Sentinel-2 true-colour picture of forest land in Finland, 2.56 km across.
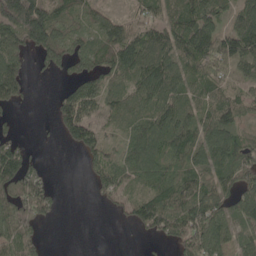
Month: May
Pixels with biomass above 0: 74%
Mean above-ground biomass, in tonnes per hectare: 69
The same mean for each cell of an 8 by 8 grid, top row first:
129 117 43 35 43 75 92 71
92 120 51 95 96 92 110 111
77 8 74 68 98 97 72 48
14 12 122 58 77 95 77 61
44 1 72 27 123 87 101 79
124 23 7 95 72 85 83 82
103 59 0 20 69 99 102 87
111 13 0 0 13 64 112 54
